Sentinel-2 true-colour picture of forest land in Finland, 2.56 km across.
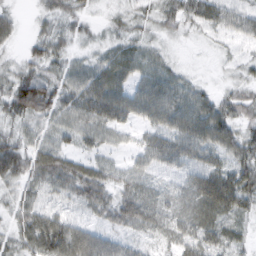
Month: February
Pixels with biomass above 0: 91%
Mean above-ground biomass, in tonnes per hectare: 43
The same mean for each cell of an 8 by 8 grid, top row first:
18 26 27 15 25 50 48 34
15 45 17 30 31 8 8 15
59 63 49 59 41 35 9 23
59 59 59 69 46 59 59 49
51 43 31 29 30 50 53 56
61 72 64 38 33 25 62 58
42 33 29 57 57 41 62 46
40 97 79 43 23 40 48 29
